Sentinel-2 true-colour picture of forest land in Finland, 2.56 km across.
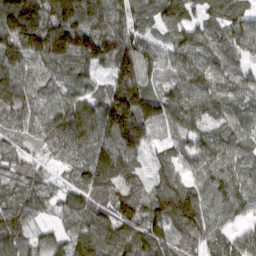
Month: March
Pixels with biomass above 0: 96%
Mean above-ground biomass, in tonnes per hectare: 100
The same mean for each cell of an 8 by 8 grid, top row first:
176 129 158 122 76 78 71 79
123 157 143 150 97 80 96 76
108 80 88 104 100 72 99 72
99 76 110 202 163 90 80 76
67 82 106 132 122 58 89 73
87 51 83 122 71 91 92 88
106 66 120 85 100 156 98 84
102 43 108 134 120 86 88 68
